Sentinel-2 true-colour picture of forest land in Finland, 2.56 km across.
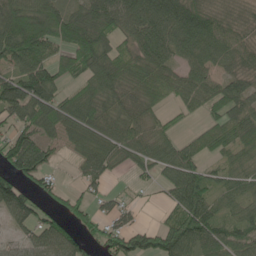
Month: May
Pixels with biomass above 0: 78%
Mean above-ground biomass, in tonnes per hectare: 74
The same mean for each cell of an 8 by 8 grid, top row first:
133 134 91 102 114 130 87 35
126 109 131 78 79 75 68 52
93 110 56 87 84 68 62 54
75 82 96 62 50 28 42 77
111 79 58 67 65 51 54 76
86 56 36 35 26 79 57 64
118 47 64 37 12 59 78 54
35 95 61 78 88 103 91 76
